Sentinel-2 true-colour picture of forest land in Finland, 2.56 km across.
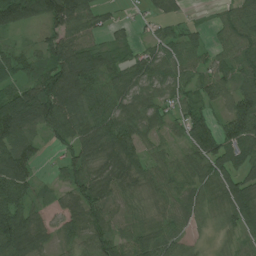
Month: July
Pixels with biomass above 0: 87%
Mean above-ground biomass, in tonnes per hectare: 75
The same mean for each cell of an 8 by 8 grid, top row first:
160 130 117 24 22 42 11 70
31 82 110 60 36 67 46 68
60 114 133 82 79 68 64 68
141 128 77 97 79 53 59 127
99 29 80 107 54 32 107 114
132 12 67 87 71 66 77 79
107 34 99 74 53 64 59 96
126 45 73 84 74 67 14 36
